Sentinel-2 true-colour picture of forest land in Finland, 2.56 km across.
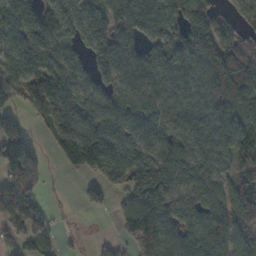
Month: November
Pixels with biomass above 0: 80%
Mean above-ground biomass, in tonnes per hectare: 92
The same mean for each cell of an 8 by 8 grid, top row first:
137 120 93 102 143 99 86 74
104 103 54 116 89 90 85 139
140 156 82 76 92 76 73 117
75 107 121 87 85 81 86 137
180 32 174 111 81 75 74 150
103 24 47 102 106 85 76 81
121 45 16 29 154 75 93 118
51 33 9 20 133 77 94 90
